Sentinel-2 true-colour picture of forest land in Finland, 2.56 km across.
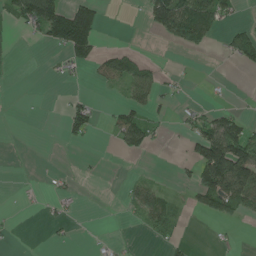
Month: June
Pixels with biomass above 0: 28%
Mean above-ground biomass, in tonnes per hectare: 32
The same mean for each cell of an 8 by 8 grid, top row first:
51 122 120 1 30 143 96 16
7 34 99 17 3 23 18 57
1 4 5 53 60 12 1 0
0 0 52 19 42 12 30 22
0 0 11 12 65 1 131 126
1 7 6 0 9 8 131 141
4 14 5 0 55 22 56 58
4 7 1 7 3 18 1 5
